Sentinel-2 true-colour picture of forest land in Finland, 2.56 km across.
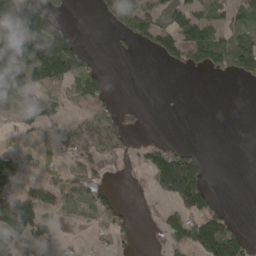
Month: April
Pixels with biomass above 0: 45%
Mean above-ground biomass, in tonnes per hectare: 61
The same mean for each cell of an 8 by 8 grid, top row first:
218 90 0 78 77 118 79 54
180 199 57 6 27 98 149 109
147 151 92 7 0 0 6 40
49 60 22 39 12 0 0 0
13 25 92 66 34 29 1 0
92 29 49 21 37 339 41 0
147 56 42 48 13 86 88 1
79 28 6 42 9 90 65 77
